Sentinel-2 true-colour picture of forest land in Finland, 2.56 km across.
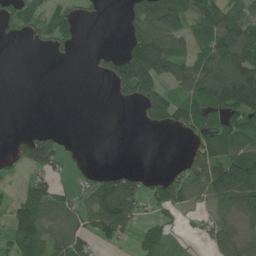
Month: June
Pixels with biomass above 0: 54%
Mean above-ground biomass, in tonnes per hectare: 75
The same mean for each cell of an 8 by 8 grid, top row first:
111 77 40 0 108 135 96 91
1 49 18 13 176 80 114 151
0 0 0 99 197 110 180 207
0 0 0 0 77 95 94 133
36 98 2 0 0 0 90 85
28 60 23 84 54 65 136 176
86 116 72 212 51 77 51 110
123 100 82 77 58 25 51 98
